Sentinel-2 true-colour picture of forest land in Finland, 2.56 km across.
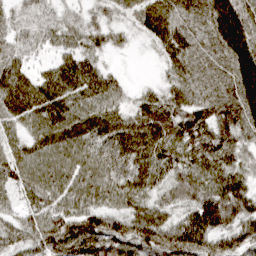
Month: March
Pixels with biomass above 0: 94%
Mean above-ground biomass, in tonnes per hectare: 69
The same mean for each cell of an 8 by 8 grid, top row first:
31 30 29 33 70 75 76 92
41 32 57 36 10 77 53 101
78 63 83 44 5 49 51 88
73 91 77 65 63 72 75 77
46 81 88 90 91 77 88 66
65 100 107 90 74 67 68 61
36 66 76 62 58 51 99 84
59 89 116 92 96 104 86 81
